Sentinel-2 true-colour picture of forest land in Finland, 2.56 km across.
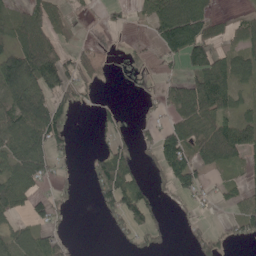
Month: May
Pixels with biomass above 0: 53%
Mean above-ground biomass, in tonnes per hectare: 54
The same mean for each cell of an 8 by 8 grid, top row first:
41 82 8 13 23 114 62 18
87 112 26 0 10 96 90 51
148 114 60 3 2 35 129 60
134 122 11 19 8 66 101 44
101 91 3 35 21 98 90 94
91 43 10 122 28 95 28 21
59 45 3 73 87 10 9 45
72 57 1 9 30 4 47 28
